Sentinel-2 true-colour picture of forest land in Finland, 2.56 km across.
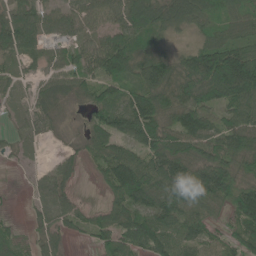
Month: June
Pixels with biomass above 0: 86%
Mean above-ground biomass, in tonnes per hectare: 80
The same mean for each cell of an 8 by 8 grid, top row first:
86 60 61 59 116 99 86 83
103 40 49 105 70 33 127 119
42 47 69 95 107 122 166 200
31 48 15 101 128 101 72 114
23 10 25 85 110 104 105 107
2 40 22 103 140 132 147 90
3 44 42 74 90 123 82 123
59 54 15 97 113 81 59 72
